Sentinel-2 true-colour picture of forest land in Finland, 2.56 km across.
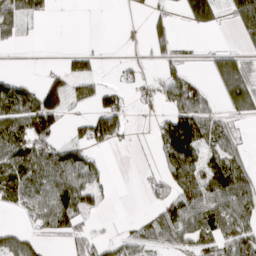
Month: March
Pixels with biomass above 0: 54%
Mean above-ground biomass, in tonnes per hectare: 56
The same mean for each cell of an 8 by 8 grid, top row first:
90 22 0 0 19 22 93 114
14 1 17 0 23 43 11 32
51 50 91 10 31 66 24 74
111 130 26 96 16 86 55 42
125 86 60 42 4 176 72 32
124 103 87 9 13 93 106 88
32 83 94 4 11 84 101 88
65 24 48 28 44 51 67 88
